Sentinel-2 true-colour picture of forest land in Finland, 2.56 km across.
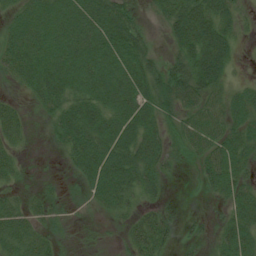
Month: July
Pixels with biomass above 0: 81%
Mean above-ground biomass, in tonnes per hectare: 41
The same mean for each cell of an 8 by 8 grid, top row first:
31 48 57 55 11 52 60 28
55 50 59 64 32 32 68 16
32 64 54 62 58 59 70 15
29 35 57 54 61 43 53 50
24 12 60 66 62 32 51 55
23 4 33 72 56 10 45 45
35 27 9 36 25 7 4 51
50 30 6 4 52 21 15 61
